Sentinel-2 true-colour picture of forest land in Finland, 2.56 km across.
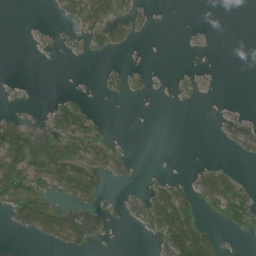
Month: July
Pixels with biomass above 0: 31%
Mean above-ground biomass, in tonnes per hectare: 30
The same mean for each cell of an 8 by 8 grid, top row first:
0 2 58 54 15 0 0 0
0 5 10 24 1 0 3 0
2 0 1 12 6 4 4 0
13 23 67 0 0 0 0 13
117 84 78 24 0 0 0 40
100 87 117 23 5 11 49 23
71 80 80 16 44 136 30 82
2 31 71 5 5 124 71 2
